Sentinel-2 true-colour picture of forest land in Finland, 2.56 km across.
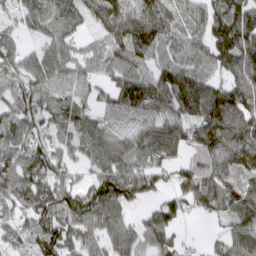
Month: March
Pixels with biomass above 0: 89%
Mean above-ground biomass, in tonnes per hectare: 80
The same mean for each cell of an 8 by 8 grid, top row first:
34 81 70 114 100 54 76 113
62 67 40 77 92 67 82 125
68 97 71 63 87 124 82 105
79 76 83 61 73 88 139 140
81 56 55 87 77 83 102 112
98 90 29 105 93 56 99 86
70 94 105 104 24 59 66 108
64 98 66 80 52 50 17 74
